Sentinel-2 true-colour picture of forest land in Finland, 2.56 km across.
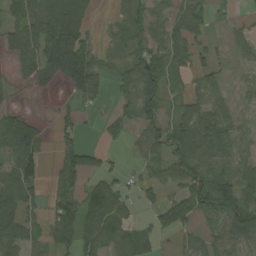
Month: August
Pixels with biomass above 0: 68%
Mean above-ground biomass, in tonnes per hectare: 49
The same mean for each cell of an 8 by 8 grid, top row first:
61 76 38 18 46 55 28 10
46 79 66 16 56 59 27 30
17 38 67 24 77 24 28 6
23 1 27 18 56 33 45 16
113 17 47 11 54 82 82 40
84 25 77 32 24 57 76 39
95 72 76 81 21 74 59 102
70 74 81 71 36 20 37 89
